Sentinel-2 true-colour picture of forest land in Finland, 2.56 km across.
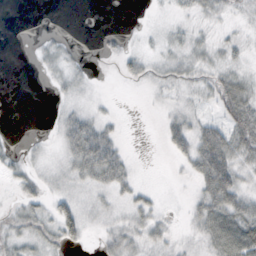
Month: October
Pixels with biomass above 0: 52%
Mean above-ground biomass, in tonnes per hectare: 16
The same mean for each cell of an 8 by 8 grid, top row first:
0 0 0 0 1 8 16 8
0 12 4 7 7 15 16 13
0 6 13 1 14 21 17 22
0 2 19 4 1 16 7 40
4 5 48 33 0 27 54 36
16 12 27 41 1 3 54 28
12 18 23 13 20 1 42 37
20 19 18 21 22 10 28 51
